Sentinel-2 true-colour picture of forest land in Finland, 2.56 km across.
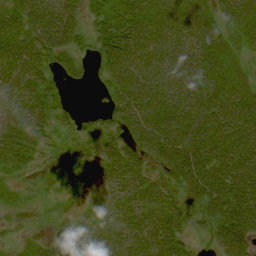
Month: August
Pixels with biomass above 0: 87%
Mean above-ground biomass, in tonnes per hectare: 47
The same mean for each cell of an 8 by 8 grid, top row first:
60 74 35 54 59 50 39 29
73 66 34 74 67 60 57 18
73 39 18 49 71 67 58 23
58 46 16 47 70 71 67 63
56 23 13 32 51 72 69 65
19 11 9 41 45 60 80 74
12 11 8 33 51 45 60 84
9 19 33 35 52 45 23 67
